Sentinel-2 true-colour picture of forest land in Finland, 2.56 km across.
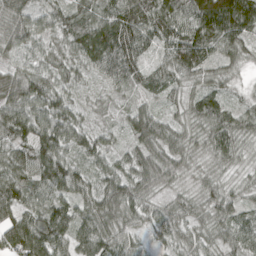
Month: April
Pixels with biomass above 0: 97%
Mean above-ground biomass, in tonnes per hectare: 68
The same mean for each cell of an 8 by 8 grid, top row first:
74 50 83 83 109 102 148 133
55 46 94 138 71 100 82 65
68 68 42 59 49 46 46 18
89 92 39 14 57 26 78 54
82 99 66 34 68 52 50 43
74 92 59 68 79 42 28 14
82 79 62 86 63 45 51 45
121 128 70 83 39 56 35 61
